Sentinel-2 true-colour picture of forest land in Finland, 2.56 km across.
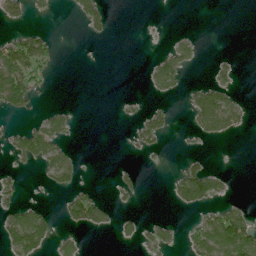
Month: June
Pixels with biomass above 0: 24%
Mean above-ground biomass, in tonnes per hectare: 24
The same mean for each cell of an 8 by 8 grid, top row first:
38 8 31 12 1 0 0 0
75 36 0 0 0 27 0 0
96 14 0 0 8 41 15 11
29 22 3 1 21 7 102 42
31 72 4 0 29 1 11 1
12 33 19 7 7 21 60 0
34 11 78 23 1 20 31 25
69 42 20 6 26 16 95 112
